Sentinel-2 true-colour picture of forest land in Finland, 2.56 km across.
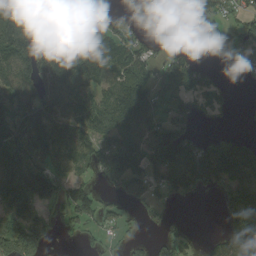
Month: August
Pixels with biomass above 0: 67%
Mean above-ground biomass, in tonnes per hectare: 96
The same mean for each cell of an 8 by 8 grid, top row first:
159 147 72 42 48 43 99 66
145 134 121 112 64 38 49 91
138 161 109 100 112 93 42 7
107 119 117 119 122 75 38 4
151 122 141 141 131 189 52 68
155 150 60 112 143 158 147 125
123 74 127 55 38 14 0 138
188 67 24 26 26 100 32 151
